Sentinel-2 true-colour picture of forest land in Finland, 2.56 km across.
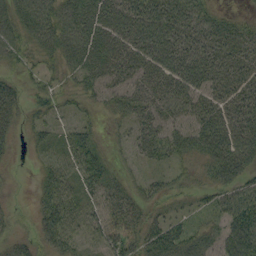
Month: September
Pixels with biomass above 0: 82%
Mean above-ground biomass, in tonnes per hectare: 40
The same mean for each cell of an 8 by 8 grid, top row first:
54 58 71 66 67 51 34 13
40 43 70 66 67 62 50 45
17 19 30 45 48 61 54 47
31 23 16 24 39 44 53 51
14 26 41 11 29 41 57 62
3 30 38 25 16 17 27 44
10 43 36 44 34 14 23 54
29 44 30 50 53 53 37 73
